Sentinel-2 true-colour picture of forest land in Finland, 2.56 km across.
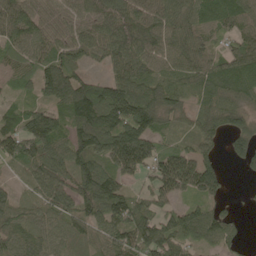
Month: May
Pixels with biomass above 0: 88%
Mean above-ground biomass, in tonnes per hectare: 81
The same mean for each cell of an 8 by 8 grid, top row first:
112 76 72 103 92 83 78 77
82 77 78 89 94 77 50 59
37 81 75 88 89 57 77 96
42 64 130 184 170 63 70 70
98 92 91 154 147 47 49 74
21 102 97 93 60 148 100 15
57 63 67 132 81 57 58 11
62 59 50 77 133 86 57 34
